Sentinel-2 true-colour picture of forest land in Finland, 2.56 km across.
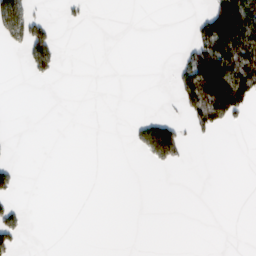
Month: February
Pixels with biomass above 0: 15%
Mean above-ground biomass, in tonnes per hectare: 23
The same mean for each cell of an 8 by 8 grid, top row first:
93 16 8 0 0 0 78 153
18 93 0 0 0 4 110 119
0 15 0 0 0 38 161 141
0 0 0 0 4 10 116 57
0 0 0 0 48 90 3 0
24 0 0 0 0 1 0 0
25 0 0 0 0 0 0 0
40 0 0 0 0 0 0 0
